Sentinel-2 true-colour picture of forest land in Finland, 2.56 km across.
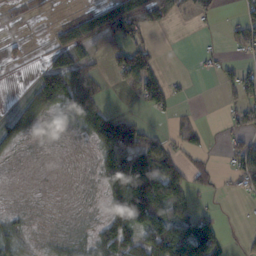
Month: November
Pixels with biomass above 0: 57%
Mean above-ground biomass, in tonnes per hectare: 44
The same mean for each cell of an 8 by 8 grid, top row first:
16 7 58 109 98 40 26 35
11 34 94 32 42 0 19 46
7 121 86 24 80 11 2 72
42 56 78 33 18 24 0 50
29 4 6 111 70 30 13 49
1 1 3 74 110 74 31 56
9 3 4 55 116 64 14 4
55 11 22 112 90 122 92 5
